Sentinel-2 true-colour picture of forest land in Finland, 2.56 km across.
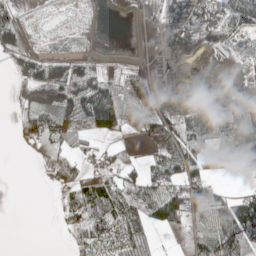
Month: May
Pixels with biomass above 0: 70%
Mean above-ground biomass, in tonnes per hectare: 46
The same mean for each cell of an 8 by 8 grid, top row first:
34 8 5 29 46 77 93 101
36 12 14 18 29 75 75 23
13 53 39 30 52 115 20 16
19 42 45 68 44 41 81 51
15 72 40 21 11 45 71 141
0 32 60 40 54 91 52 11
0 1 69 78 55 96 48 98
0 0 35 39 46 39 72 93
